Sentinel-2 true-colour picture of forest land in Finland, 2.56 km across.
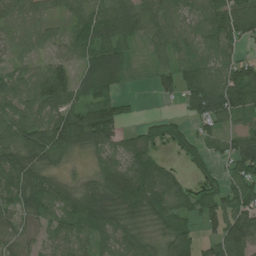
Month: July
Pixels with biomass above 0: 84%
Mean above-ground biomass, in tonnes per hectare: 68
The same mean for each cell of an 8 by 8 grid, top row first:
68 51 60 83 59 39 71 80
40 37 60 75 25 54 57 34
50 109 53 71 6 81 99 97
57 75 87 94 5 15 111 80
83 119 79 73 58 46 48 88
97 63 18 95 117 43 37 80
66 74 110 100 98 83 80 92
35 40 66 71 51 88 42 130
